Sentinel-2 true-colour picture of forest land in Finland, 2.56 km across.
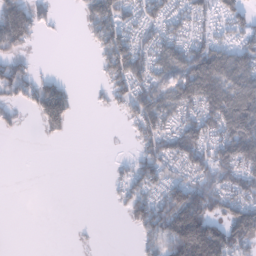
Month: January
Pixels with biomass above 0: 58%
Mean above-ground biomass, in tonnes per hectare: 66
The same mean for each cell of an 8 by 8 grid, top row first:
131 30 30 118 78 63 55 71
66 1 2 119 80 85 95 85
79 48 1 76 103 110 168 122
29 135 9 17 100 82 112 170
0 5 0 1 64 99 98 158
0 0 0 19 83 53 91 112
0 0 0 8 85 162 110 113
0 0 4 0 47 140 197 119
